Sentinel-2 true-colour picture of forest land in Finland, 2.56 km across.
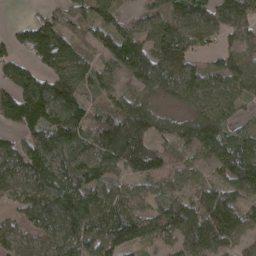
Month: April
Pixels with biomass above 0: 87%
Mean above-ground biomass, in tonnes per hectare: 94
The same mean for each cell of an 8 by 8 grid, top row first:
2 51 75 77 49 79 90 96
61 140 53 106 114 112 38 80
108 107 118 60 92 97 70 101
129 145 121 116 110 39 103 50
64 124 100 171 75 54 107 95
115 119 116 75 85 71 53 138
67 150 182 119 70 116 116 93
71 77 115 120 77 79 138 70
